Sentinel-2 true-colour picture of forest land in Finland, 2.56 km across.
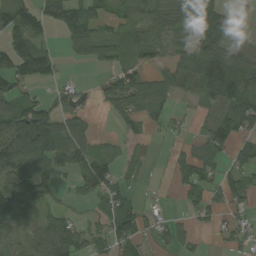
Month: August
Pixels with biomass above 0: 64%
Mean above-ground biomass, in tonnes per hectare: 57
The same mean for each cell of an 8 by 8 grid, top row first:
100 68 72 39 61 81 97 11
94 39 68 52 84 93 112 17
67 40 8 39 56 92 123 102
85 76 38 32 61 21 41 99
139 95 70 18 14 14 54 47
108 68 58 52 14 30 39 51
94 31 11 59 31 6 47 36
56 95 59 73 39 37 7 36
